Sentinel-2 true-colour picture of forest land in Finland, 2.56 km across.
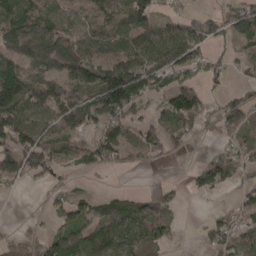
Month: April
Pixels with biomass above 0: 67%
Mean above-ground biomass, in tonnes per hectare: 65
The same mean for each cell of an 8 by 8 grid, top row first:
121 74 63 71 96 34 39 84
108 108 69 64 92 108 48 35
137 82 75 121 75 62 35 18
114 86 114 90 42 89 35 88
106 97 53 89 51 27 6 48
56 55 21 6 2 1 84 34
0 25 59 93 72 32 7 46
44 58 110 136 132 31 48 86
